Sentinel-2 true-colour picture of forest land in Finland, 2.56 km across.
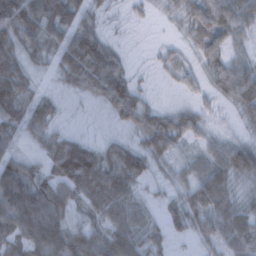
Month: February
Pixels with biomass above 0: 86%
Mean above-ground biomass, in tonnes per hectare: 50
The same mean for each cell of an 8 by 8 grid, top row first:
103 82 54 9 9 16 75 74
53 45 93 34 2 14 60 30
69 15 53 81 5 18 30 84
53 47 2 33 61 32 14 32
28 43 51 33 38 44 30 38
76 53 117 87 39 25 72 45
108 100 35 70 28 32 72 43
57 105 100 87 54 12 31 61
